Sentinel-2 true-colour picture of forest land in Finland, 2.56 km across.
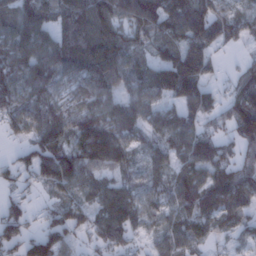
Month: January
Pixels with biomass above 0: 83%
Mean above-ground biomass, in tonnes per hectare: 79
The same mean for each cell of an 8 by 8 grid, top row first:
95 80 108 108 116 116 109 61
103 97 131 136 52 99 82 23
82 98 73 92 85 146 64 58
73 84 76 74 73 59 56 110
25 115 119 153 49 72 71 56
41 76 90 54 49 65 89 81
38 36 59 107 72 69 90 68
73 95 32 78 38 77 44 33
